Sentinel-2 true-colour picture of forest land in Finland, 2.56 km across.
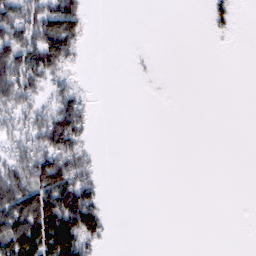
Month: February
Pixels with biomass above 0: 32%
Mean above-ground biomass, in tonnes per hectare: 34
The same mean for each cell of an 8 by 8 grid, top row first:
77 96 53 0 0 0 21 7
105 118 33 0 1 0 0 0
109 60 10 0 2 0 0 0
66 53 68 0 0 0 0 0
52 91 56 0 0 0 0 0
92 110 79 0 0 0 0 0
141 146 155 5 0 0 0 0
131 137 100 8 0 0 0 0
